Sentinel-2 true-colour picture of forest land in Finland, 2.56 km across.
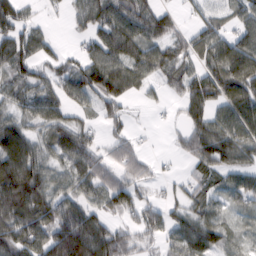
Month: February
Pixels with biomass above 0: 79%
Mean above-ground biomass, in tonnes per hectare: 69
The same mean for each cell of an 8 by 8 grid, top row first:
79 13 48 84 84 35 55 57
82 40 30 85 82 65 88 125
56 44 97 115 50 62 94 138
44 55 39 50 6 18 83 102
116 55 88 44 11 19 107 100
147 71 74 57 43 15 52 59
116 94 81 56 66 39 48 34
117 119 161 103 48 72 83 27
